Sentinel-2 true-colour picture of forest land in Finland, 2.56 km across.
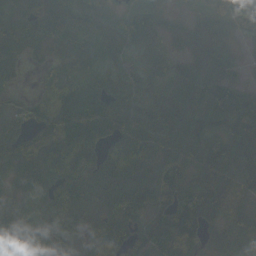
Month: October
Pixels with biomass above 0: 91%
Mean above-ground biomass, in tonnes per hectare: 82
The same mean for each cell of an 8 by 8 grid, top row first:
85 91 75 55 85 27 65 54
87 71 57 50 40 36 77 35
47 57 64 57 54 71 89 43
76 104 133 74 64 85 110 84
94 111 133 74 113 89 80 130
85 100 124 109 118 109 92 92
61 78 97 77 85 129 105 49
89 99 87 66 109 103 66 84
